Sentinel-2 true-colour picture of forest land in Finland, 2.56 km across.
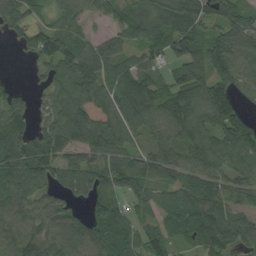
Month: August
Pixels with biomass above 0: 86%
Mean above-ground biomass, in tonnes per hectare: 89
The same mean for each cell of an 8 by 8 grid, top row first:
86 37 50 45 112 137 78 75
28 100 85 83 69 90 106 83
11 51 131 90 108 94 142 78
79 66 162 131 117 129 134 98
112 131 99 110 54 86 98 128
103 83 97 98 89 69 78 54
90 80 36 102 61 97 101 64
87 91 120 102 77 50 86 77
